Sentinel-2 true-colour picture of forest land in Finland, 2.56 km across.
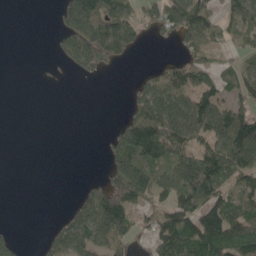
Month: May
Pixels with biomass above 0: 53%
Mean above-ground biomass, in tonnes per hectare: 83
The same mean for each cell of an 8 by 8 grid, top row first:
0 1 188 176 75 156 111 85
0 3 176 173 18 25 89 56
0 4 14 2 52 115 77 89
0 0 0 0 139 175 165 111
0 0 0 62 262 172 105 191
0 0 2 91 157 153 237 110
0 0 66 181 71 111 141 87
26 47 114 125 29 163 164 151
